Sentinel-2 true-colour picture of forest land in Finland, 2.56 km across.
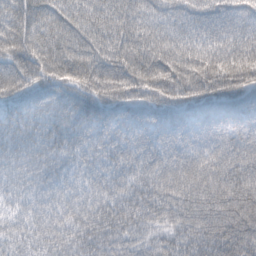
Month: February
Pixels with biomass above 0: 99%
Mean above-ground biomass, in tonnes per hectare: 94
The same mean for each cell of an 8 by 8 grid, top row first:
82 88 82 93 76 60 81 82
79 88 93 98 105 104 105 103
74 75 95 110 117 134 146 131
102 79 99 83 84 92 99 112
77 82 82 96 87 87 93 110
60 65 59 79 90 100 112 121
44 71 86 101 109 108 135 147
58 84 95 98 66 83 130 145
